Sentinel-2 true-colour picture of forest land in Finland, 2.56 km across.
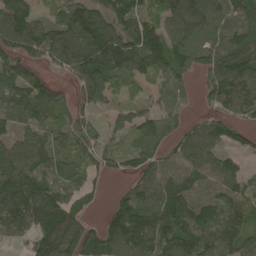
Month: May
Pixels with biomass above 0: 86%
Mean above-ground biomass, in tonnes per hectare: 116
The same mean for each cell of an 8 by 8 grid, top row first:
136 59 187 144 106 149 159 122
119 146 217 170 164 114 119 146
148 77 96 104 53 71 82 171
117 129 70 44 75 54 39 84
104 125 108 52 94 67 122 49
183 133 80 33 102 108 119 87
187 188 72 60 140 165 134 117
57 167 144 151 173 173 129 110
